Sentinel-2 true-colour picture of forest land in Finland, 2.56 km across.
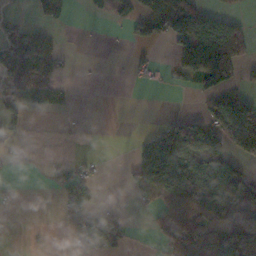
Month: November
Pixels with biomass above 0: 41%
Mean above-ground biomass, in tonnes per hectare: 46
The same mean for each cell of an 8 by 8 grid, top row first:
18 40 2 18 52 104 48 17
128 40 1 0 17 73 112 54
94 48 2 0 15 21 86 27
31 12 1 0 0 9 44 96
11 0 1 0 47 132 107 70
3 11 33 0 102 116 97 88
5 0 44 17 10 69 127 158
0 2 41 54 1 88 109 162
